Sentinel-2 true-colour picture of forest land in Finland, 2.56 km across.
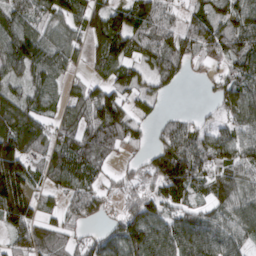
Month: March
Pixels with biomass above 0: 82%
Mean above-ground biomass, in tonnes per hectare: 89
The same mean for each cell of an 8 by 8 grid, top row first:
89 72 89 115 125 45 90 87
132 99 59 144 87 97 94 95
66 92 35 83 64 54 36 103
123 69 90 149 42 20 27 99
140 73 102 100 36 122 102 105
182 65 100 37 68 180 94 92
163 39 82 30 103 76 60 107
69 90 42 91 148 125 116 82
